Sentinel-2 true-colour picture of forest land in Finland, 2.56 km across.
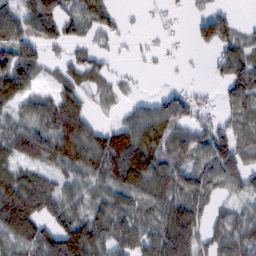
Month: February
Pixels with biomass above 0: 74%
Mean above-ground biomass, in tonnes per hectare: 69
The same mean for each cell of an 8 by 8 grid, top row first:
79 124 74 41 7 7 58 9
93 49 44 20 12 6 37 72
101 23 52 28 3 4 11 121
54 95 83 12 63 94 26 67
79 112 125 118 111 80 100 70
76 57 68 106 124 80 91 92
138 85 61 93 64 92 51 40
71 105 144 79 74 119 52 94
